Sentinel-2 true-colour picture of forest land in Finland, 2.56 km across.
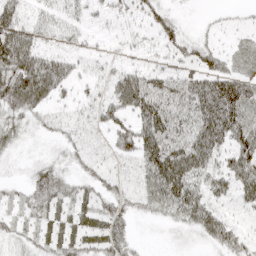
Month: April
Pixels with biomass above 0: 87%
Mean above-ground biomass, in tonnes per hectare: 42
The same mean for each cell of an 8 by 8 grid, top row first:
72 51 46 38 31 17 6 8
128 47 37 29 41 35 29 20
97 85 44 62 61 58 67 50
34 21 25 52 71 53 88 57
19 9 15 28 68 72 94 50
5 40 20 20 36 109 55 65
22 39 32 30 15 49 50 22
19 29 33 43 4 5 29 25
